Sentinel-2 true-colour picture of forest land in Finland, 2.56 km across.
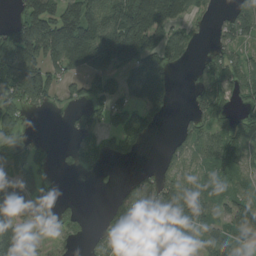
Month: August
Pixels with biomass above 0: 65%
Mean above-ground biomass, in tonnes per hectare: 85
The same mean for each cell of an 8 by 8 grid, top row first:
50 188 199 164 233 121 29 128
161 160 200 233 178 94 24 59
172 132 75 88 163 20 90 88
97 26 36 81 75 10 87 47
59 18 59 44 30 48 84 92
63 28 19 7 36 74 71 66
104 36 28 35 117 118 83 94
128 27 37 82 58 67 53 83
